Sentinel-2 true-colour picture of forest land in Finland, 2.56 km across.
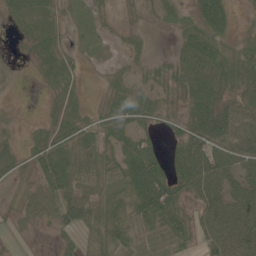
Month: June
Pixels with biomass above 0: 78%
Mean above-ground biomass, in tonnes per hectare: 41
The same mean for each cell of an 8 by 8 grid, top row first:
39 35 15 11 21 27 78 9
5 37 15 12 16 23 62 37
2 22 16 23 28 45 68 61
2 10 23 53 56 22 69 49
17 59 64 53 61 31 73 49
26 69 65 49 100 62 74 48
26 32 69 59 73 58 51 64
10 4 35 65 46 52 43 62
